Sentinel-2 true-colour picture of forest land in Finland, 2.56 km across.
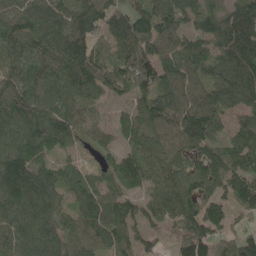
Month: May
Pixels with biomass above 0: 91%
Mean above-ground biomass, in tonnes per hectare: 104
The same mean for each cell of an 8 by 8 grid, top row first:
88 101 113 97 101 100 80 104
102 103 133 63 125 91 77 124
102 112 127 113 133 118 99 138
124 122 91 25 98 120 137 80
120 102 68 54 109 92 109 105
137 102 73 97 113 107 119 116
117 110 97 119 89 131 103 75
120 124 107 108 88 98 132 93
